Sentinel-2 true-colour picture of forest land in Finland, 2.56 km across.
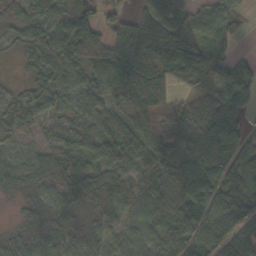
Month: October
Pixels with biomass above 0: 90%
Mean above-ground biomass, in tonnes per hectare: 64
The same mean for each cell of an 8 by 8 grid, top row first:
39 88 38 15 60 69 58 50
25 97 71 70 127 122 54 12
14 63 65 97 115 68 52 127
58 47 57 64 81 55 77 80
24 39 59 80 75 72 120 92
54 40 67 61 37 83 110 85
9 46 33 45 57 76 106 80
31 33 40 44 49 65 75 69
